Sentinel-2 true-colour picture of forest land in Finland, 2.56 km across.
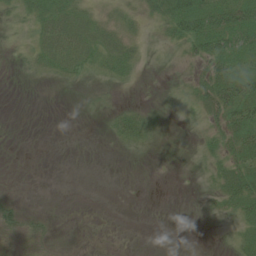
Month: June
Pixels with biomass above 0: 43%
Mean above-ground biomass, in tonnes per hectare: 14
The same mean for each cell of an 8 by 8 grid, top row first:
19 32 25 18 16 43 46 46
8 33 34 23 11 13 38 39
1 8 14 13 2 6 36 57
0 0 2 9 15 7 23 50
0 0 0 5 14 1 12 37
0 0 0 0 0 0 11 44
9 1 0 0 0 0 4 29
2 4 0 0 0 0 0 21
